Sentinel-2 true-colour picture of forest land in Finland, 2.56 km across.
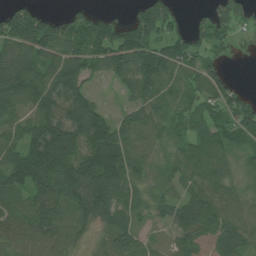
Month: July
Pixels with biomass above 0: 83%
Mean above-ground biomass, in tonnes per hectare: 79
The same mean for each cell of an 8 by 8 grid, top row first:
98 59 66 22 105 57 53 80
105 111 104 141 116 97 72 19
144 113 101 48 139 104 111 7
73 84 123 28 64 60 68 94
74 173 107 132 73 43 76 69
102 124 138 143 47 50 64 26
65 85 88 92 48 60 63 41
66 66 34 77 39 35 42 61
